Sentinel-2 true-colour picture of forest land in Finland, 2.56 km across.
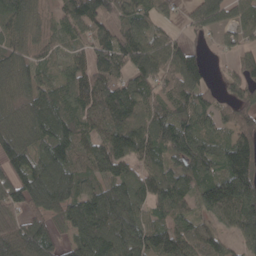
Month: April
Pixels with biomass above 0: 89%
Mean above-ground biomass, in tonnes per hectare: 100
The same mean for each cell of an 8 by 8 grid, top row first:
91 44 140 95 66 45 90 65
71 46 55 108 117 75 18 50
97 59 101 95 93 104 46 80
95 114 92 118 96 118 79 94
119 107 91 125 109 130 81 120
103 149 91 107 95 103 96 175
79 130 154 168 79 104 95 144
139 101 138 186 131 136 87 69
